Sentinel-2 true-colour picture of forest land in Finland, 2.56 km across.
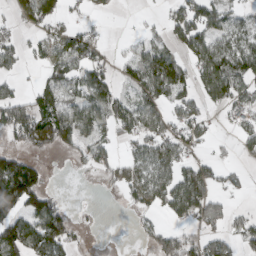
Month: March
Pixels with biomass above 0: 55%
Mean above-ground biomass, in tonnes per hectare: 62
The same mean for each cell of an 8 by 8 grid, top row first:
30 51 16 8 7 63 81 38
68 49 94 13 57 45 88 82
38 48 68 57 98 106 99 81
119 97 78 86 82 49 26 49
54 58 53 40 72 81 23 41
190 27 5 36 76 88 85 29
123 110 3 0 39 91 116 16
137 156 18 0 21 88 80 65
